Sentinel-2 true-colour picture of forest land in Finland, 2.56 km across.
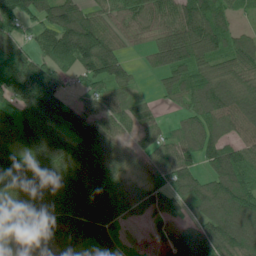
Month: June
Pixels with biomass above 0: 87%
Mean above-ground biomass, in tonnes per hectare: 99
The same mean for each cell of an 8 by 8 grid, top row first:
113 98 111 72 104 115 138 38
84 91 179 89 41 137 107 96
174 145 52 92 11 80 112 84
110 158 101 91 63 28 115 118
120 176 133 93 58 81 100 83
145 113 114 100 50 99 79 116
101 96 119 97 75 66 97 140
66 84 96 80 31 106 140 133
